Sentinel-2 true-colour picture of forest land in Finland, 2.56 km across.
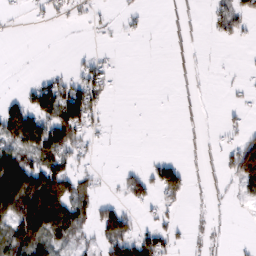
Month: February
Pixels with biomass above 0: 37%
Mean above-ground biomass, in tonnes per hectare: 36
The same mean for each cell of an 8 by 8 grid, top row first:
3 20 13 10 12 15 20 52
0 0 2 5 1 14 2 5
2 31 52 23 0 6 2 5
85 97 131 4 0 7 3 11
79 105 49 3 0 0 11 53
118 128 52 6 50 61 12 72
105 165 59 52 19 19 7 6
95 86 29 82 75 24 13 4
